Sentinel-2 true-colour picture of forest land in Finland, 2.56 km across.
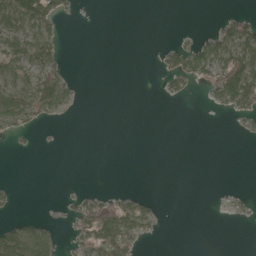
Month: May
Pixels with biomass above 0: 27%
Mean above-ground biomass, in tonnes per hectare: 23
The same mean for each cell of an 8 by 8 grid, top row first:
104 95 4 0 0 0 1 28
62 61 0 0 0 34 58 94
48 69 4 0 0 34 43 140
70 34 2 0 0 0 4 44
5 1 0 0 0 0 0 1
0 0 0 0 0 0 0 0
5 2 42 55 30 0 0 11
77 45 30 95 24 0 0 0
